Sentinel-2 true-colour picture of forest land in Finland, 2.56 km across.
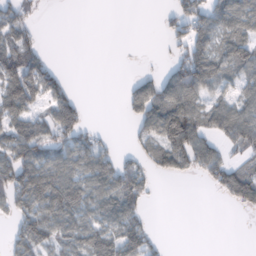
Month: February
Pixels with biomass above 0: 55%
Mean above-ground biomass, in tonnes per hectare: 49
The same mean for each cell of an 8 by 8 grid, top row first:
46 1 0 0 0 49 65 84
95 9 0 0 0 32 58 82
103 71 0 0 37 80 84 53
69 44 49 0 68 107 63 70
79 55 61 15 35 116 59 55
87 101 78 83 52 34 42 71
54 82 79 80 29 0 0 25
45 61 72 68 66 0 0 0
